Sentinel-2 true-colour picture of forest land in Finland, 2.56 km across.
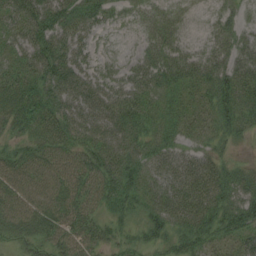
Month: August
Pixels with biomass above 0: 91%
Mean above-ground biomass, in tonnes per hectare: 37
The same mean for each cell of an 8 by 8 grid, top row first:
62 64 48 19 18 15 7 13
41 68 34 6 18 27 21 27
40 59 53 30 41 36 42 50
48 49 64 55 41 29 31 50
28 39 43 51 39 25 21 11
44 38 43 52 41 36 43 32
44 40 35 30 31 44 49 48
28 36 36 26 24 31 34 33
